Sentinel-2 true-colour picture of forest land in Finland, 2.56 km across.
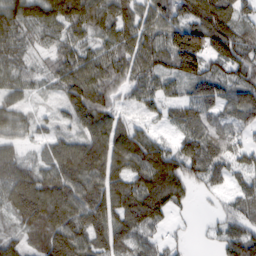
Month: February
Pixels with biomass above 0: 88%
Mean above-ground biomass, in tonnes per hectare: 86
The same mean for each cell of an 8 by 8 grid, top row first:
110 108 119 110 86 92 133 82
79 49 73 85 108 165 144 109
76 42 123 85 90 75 103 86
70 20 96 79 21 53 77 84
51 53 88 125 80 30 76 40
110 101 134 108 128 135 36 35
109 150 132 107 147 58 11 44
55 112 112 104 52 20 18 108
